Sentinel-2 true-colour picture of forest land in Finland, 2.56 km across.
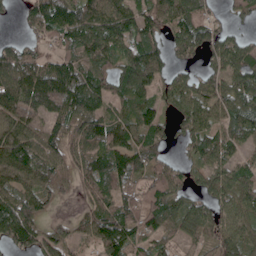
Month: May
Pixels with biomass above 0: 84%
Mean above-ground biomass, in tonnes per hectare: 92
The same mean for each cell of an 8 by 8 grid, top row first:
23 133 120 128 86 100 55 36
66 36 100 92 109 80 104 93
148 138 117 88 121 61 84 107
118 115 109 66 96 65 86 124
120 102 102 113 109 34 98 74
100 87 86 136 95 59 75 96
156 44 34 105 99 96 74 80
108 93 54 149 65 52 82 86
